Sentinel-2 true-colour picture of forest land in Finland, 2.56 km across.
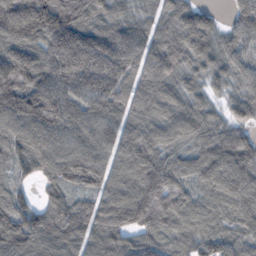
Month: October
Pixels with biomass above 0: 96%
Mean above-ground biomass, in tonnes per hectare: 125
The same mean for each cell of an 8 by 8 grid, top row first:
220 202 156 101 64 113 60 104
134 144 239 186 116 137 107 90
172 161 170 172 104 88 71 74
159 168 120 121 118 113 74 86
110 130 119 114 139 87 126 142
60 86 118 115 164 117 131 160
104 104 91 145 162 133 99 126
159 151 119 133 104 92 110 96
